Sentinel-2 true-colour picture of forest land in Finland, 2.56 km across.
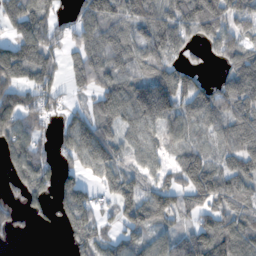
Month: November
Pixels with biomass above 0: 75%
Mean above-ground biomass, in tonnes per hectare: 94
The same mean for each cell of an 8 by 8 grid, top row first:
113 93 87 122 128 124 167 78
94 108 92 133 102 84 50 97
106 87 65 109 111 122 43 131
159 76 46 110 145 97 106 105
109 42 124 101 90 68 82 108
74 73 66 79 55 69 157 92
39 49 125 54 125 95 87 98
10 0 88 71 83 92 157 147
